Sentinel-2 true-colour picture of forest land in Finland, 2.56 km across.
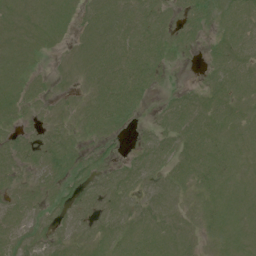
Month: July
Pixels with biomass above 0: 76%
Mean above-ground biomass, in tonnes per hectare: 9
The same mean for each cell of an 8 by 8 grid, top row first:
7 9 6 10 12 7 12 14
8 4 5 13 15 10 5 12
9 4 5 17 13 1 6 10
9 5 7 18 3 14 11 8
12 15 6 4 6 12 10 7
9 11 11 9 9 9 9 6
12 8 10 10 5 4 7 7
12 8 7 9 9 7 3 6
